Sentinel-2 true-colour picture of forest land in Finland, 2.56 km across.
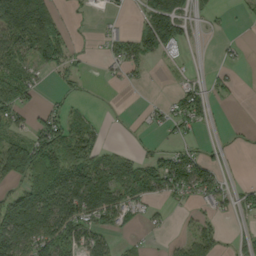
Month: September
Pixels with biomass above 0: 53%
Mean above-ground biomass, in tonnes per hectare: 66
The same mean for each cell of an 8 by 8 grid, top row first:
241 160 9 9 82 137 21 10
111 165 11 43 105 45 1 9
121 12 18 9 14 12 21 9
88 49 30 2 9 62 51 0
97 127 106 13 10 29 16 6
90 158 135 111 128 142 83 3
209 181 129 116 32 16 25 47
149 134 83 32 13 17 72 25
